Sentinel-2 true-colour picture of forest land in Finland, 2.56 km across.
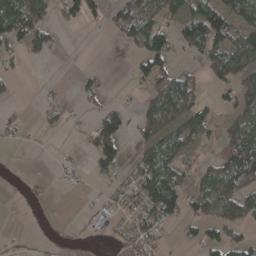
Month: April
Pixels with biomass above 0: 48%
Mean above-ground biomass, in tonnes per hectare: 50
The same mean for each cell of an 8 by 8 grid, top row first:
160 61 67 38 75 56 124 84
47 34 0 2 77 47 92 104
14 5 16 3 52 73 35 92
14 28 11 61 45 96 45 62
12 1 13 93 59 86 25 131
6 6 14 47 98 79 61 132
8 18 5 39 90 76 57 88
12 11 8 26 77 14 62 47
